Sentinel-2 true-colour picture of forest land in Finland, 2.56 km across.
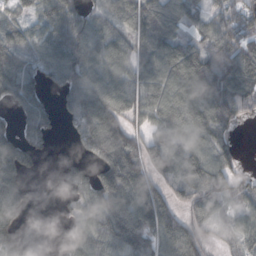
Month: October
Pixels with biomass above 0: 79%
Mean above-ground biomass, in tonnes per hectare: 82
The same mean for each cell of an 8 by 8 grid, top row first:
54 82 75 69 105 87 64 65
81 83 107 90 77 86 79 109
106 55 89 94 97 111 140 131
47 52 98 107 92 115 124 63
86 34 45 144 85 92 95 15
86 1 53 136 102 110 131 37
83 0 56 129 137 69 71 43
67 0 85 116 118 129 36 50
